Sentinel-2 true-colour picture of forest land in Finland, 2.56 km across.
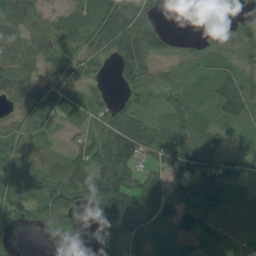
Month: August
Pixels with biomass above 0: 78%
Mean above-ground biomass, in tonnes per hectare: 54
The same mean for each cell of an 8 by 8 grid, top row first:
51 27 40 80 58 0 1 13
39 49 42 61 92 24 27 39
35 31 42 17 52 33 31 61
22 42 20 53 44 59 25 62
50 16 41 109 92 85 62 19
62 51 80 133 72 52 87 36
75 72 33 157 96 83 100 36
20 28 8 123 97 89 57 34
